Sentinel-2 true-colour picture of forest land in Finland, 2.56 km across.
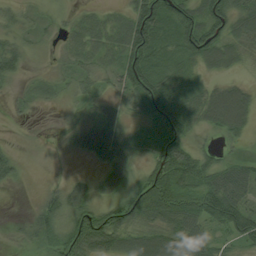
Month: August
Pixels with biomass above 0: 79%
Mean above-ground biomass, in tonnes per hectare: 49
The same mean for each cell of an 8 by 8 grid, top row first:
25 14 15 18 96 76 89 74
38 10 33 37 113 57 93 49
21 14 35 24 111 53 25 19
8 3 15 32 45 84 70 85
5 2 41 67 21 96 12 17
22 1 10 47 50 117 74 58
0 44 61 54 98 102 102 81
4 36 103 79 75 82 44 55
